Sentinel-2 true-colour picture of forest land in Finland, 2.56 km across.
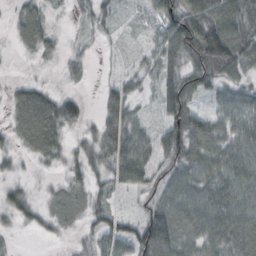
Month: October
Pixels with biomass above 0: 81%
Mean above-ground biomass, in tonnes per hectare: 47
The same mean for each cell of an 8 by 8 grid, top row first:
49 29 19 23 17 86 101 71
42 30 14 8 14 72 131 87
16 7 14 15 24 51 60 39
44 73 41 54 14 65 29 65
30 67 22 68 54 80 75 53
18 9 28 49 58 53 64 70
42 20 21 32 28 81 72 75
5 9 24 50 91 80 69 83
